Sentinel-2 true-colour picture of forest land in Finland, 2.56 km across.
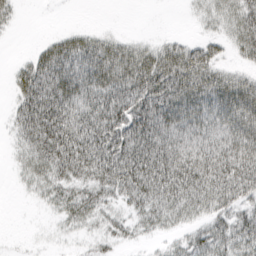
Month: March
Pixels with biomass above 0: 73%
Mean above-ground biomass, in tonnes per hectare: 48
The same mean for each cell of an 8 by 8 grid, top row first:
16 0 0 0 0 0 27 49
1 34 63 51 30 38 38 38
30 72 74 79 82 81 71 45
30 87 79 86 77 70 69 84
19 83 97 92 80 59 62 83
11 47 60 80 84 86 88 86
0 17 56 31 50 50 48 46
1 5 14 26 15 20 52 52
